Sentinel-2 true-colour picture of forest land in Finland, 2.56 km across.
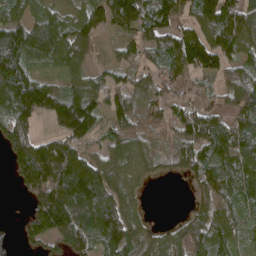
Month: April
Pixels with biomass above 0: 80%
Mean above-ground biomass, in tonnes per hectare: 105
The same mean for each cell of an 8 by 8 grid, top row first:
69 84 87 137 139 97 150 127
153 125 112 30 82 141 152 88
167 57 68 73 78 80 51 109
145 93 212 92 97 91 99 102
177 111 99 108 82 97 135 149
73 244 161 100 35 28 121 109
2 257 169 161 24 1 118 65
21 85 116 119 67 105 146 44
